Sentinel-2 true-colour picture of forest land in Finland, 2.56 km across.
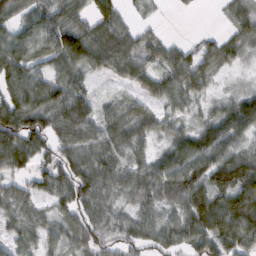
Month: February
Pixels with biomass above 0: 86%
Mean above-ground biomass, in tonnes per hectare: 75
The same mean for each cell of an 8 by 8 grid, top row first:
72 77 65 87 11 5 1 64
81 79 133 112 69 57 47 50
91 75 68 36 78 82 48 9
146 115 132 46 57 43 35 101
131 84 85 81 48 74 93 62
65 91 107 74 72 106 110 141
65 42 98 55 57 63 135 140
46 46 68 59 66 67 100 101
